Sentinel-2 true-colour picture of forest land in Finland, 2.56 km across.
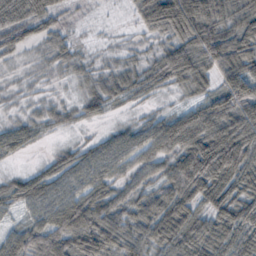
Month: October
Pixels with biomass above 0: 86%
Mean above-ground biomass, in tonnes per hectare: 58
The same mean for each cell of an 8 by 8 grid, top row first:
86 62 9 2 65 134 89 77
41 40 20 12 17 66 98 86
8 14 22 44 45 53 47 91
10 30 32 20 18 34 77 97
46 8 25 58 72 78 113 122
26 61 67 55 47 83 114 95
33 78 93 63 59 78 60 83
53 82 83 67 64 76 79 78
